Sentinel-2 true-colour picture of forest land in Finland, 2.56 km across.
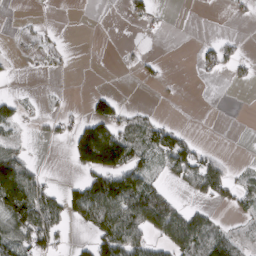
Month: March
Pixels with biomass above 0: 36%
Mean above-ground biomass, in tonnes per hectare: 39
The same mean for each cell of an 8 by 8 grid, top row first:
2 3 0 0 22 0 1 7
3 23 0 1 3 0 26 17
3 3 0 0 8 1 5 13
34 9 6 68 22 0 0 0
25 11 142 195 70 72 8 0
127 15 29 114 69 36 94 22
118 87 97 114 135 56 24 38
76 62 10 102 64 96 84 33
